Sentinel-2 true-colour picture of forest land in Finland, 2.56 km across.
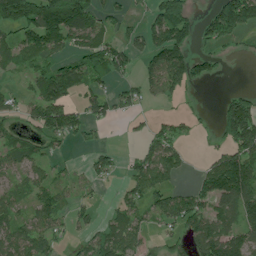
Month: July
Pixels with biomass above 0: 58%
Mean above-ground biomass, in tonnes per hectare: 70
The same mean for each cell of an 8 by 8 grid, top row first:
182 177 134 37 32 139 54 196
83 108 87 87 81 145 33 15
14 122 93 62 52 94 55 0
36 117 58 43 19 15 6 133
59 50 21 9 40 67 9 138
43 44 23 34 95 54 86 162
50 76 37 26 66 92 74 98
72 56 24 98 53 41 113 79
